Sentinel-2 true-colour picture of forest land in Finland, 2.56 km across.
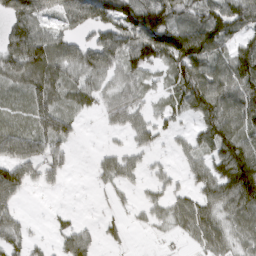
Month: March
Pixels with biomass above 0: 74%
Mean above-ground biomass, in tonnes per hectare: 64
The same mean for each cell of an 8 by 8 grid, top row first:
80 74 100 94 118 77 97 99
80 94 71 105 116 125 128 67
56 81 61 47 43 68 122 111
36 80 35 46 35 46 103 114
90 76 14 11 38 21 65 114
83 52 2 44 30 25 71 146
42 6 5 13 28 53 70 92
49 17 64 17 2 13 67 47
